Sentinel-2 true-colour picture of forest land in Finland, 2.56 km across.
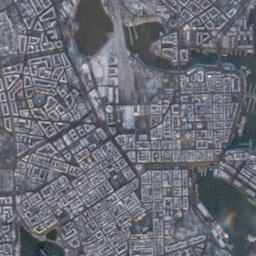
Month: December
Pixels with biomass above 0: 78%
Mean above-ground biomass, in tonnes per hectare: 141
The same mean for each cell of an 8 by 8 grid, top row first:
143 174 55 38 54 136 155 88
143 182 69 31 40 148 54 56
211 212 117 62 60 140 200 79
182 194 145 131 183 192 217 92
127 173 198 181 256 208 183 85
120 173 240 236 221 187 11 117
127 192 207 265 222 181 29 18
82 39 160 231 223 164 136 25
